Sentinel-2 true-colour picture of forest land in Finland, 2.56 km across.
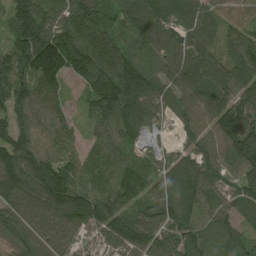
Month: August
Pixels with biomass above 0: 96%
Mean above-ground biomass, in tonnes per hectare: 114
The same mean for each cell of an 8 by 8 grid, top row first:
143 140 132 88 111 112 94 74
147 203 156 94 55 109 102 102
196 144 84 189 125 109 122 124
141 111 56 167 131 78 130 153
139 101 71 93 65 39 92 183
149 153 116 103 114 117 103 88
145 114 123 127 132 133 69 73
101 112 46 69 136 125 70 75
